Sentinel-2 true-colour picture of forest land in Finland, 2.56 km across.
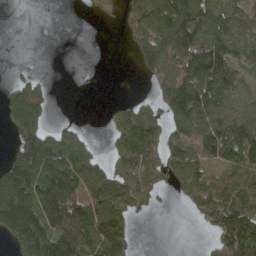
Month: April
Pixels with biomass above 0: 62%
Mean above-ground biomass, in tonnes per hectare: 83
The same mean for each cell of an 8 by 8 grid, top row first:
0 0 1 9 114 150 131 73
0 0 0 0 83 145 137 66
24 13 3 0 23 187 178 51
92 38 0 24 53 125 106 66
76 130 58 38 149 86 118 171
148 169 129 92 91 90 67 62
227 186 176 144 27 6 96 93
101 177 164 145 0 0 22 165
